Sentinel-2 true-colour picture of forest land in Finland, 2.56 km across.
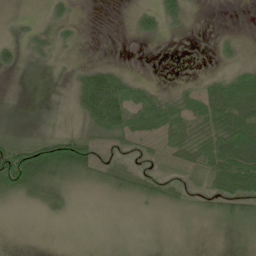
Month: June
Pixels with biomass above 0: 49%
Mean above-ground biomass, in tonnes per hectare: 27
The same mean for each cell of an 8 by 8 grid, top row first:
6 10 4 0 21 22 0 0
15 20 6 0 0 0 0 6
2 1 35 69 11 4 21 37
4 1 36 100 55 44 63 73
50 76 78 38 27 42 54 92
111 77 45 46 41 27 44 88
11 22 3 6 17 25 25 44
0 0 0 0 0 0 0 5
